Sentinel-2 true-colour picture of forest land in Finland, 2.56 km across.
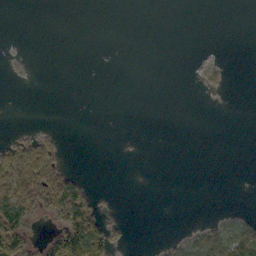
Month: October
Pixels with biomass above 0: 17%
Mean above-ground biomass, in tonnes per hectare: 13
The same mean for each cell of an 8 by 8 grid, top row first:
0 0 0 0 0 0 0 0
1 0 0 0 0 0 0 0
1 0 0 0 0 0 8 0
0 0 0 0 0 0 0 0
31 23 0 0 0 0 0 0
84 66 16 0 0 0 0 0
99 51 82 2 0 0 0 3
91 34 120 36 0 10 40 66
